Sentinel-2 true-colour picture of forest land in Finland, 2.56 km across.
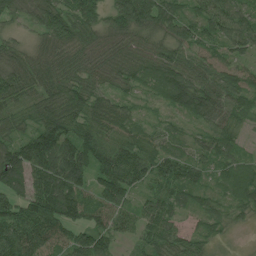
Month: July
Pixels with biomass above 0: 94%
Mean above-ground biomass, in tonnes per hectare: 70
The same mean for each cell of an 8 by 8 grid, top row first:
37 89 119 80 126 81 93 88
33 45 59 48 52 68 57 71
74 57 64 54 72 97 68 62
45 83 86 73 25 43 75 60
82 137 89 51 57 50 63 34
87 109 83 112 71 73 44 65
80 112 83 94 67 61 54 49
106 73 66 58 61 72 47 2
